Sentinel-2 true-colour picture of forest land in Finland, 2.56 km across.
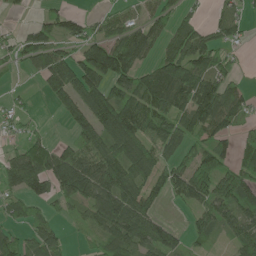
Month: June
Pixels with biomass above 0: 71%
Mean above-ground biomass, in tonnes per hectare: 80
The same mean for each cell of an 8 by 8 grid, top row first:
9 35 38 49 61 69 21 50
60 104 65 121 107 83 100 23
8 88 121 111 83 153 111 35
33 6 81 141 122 118 140 67
34 55 77 95 106 95 84 58
109 134 170 131 88 77 141 115
56 46 46 136 102 15 93 96
80 81 11 75 96 61 44 88
